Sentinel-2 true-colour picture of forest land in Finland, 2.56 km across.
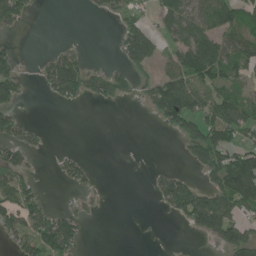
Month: June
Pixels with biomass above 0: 42%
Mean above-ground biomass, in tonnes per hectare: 56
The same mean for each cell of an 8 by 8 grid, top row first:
83 0 1 28 38 87 100 97
26 9 19 8 134 63 122 84
77 69 119 80 39 102 90 54
48 0 4 1 11 114 93 99
69 9 1 0 0 10 146 82
78 2 50 0 2 57 56 228
109 45 22 1 0 79 158 89
54 138 52 0 1 1 25 106
